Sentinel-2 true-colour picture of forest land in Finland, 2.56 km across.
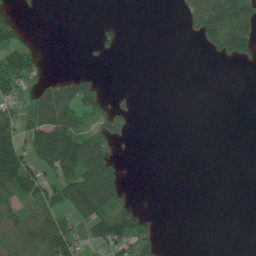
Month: July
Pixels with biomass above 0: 33%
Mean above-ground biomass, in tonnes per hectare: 43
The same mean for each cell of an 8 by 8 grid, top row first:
35 0 0 1 0 4 132 122
88 2 2 18 0 0 39 105
112 39 72 1 0 0 0 0
48 132 82 46 0 0 0 0
98 133 113 45 0 0 0 0
159 48 133 74 0 0 0 0
73 86 125 104 14 0 0 0
97 121 47 117 70 0 0 0
